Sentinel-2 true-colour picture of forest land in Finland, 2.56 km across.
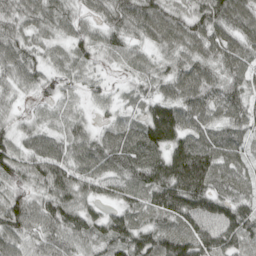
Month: April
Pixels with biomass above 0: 96%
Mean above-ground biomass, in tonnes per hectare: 66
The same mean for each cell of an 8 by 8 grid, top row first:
59 65 45 67 83 51 70 70
65 40 55 47 37 60 59 61
54 44 35 14 41 74 68 57
26 25 26 28 61 93 63 62
52 64 67 79 108 102 81 57
62 81 75 73 89 143 106 52
83 79 78 44 63 105 92 73
63 61 58 77 77 88 95 69
